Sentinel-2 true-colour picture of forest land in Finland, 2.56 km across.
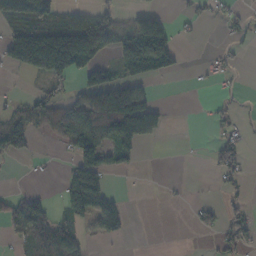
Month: November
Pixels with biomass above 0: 39%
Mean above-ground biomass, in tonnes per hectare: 48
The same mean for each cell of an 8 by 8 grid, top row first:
169 117 59 41 77 13 13 21
137 258 195 66 109 34 3 12
2 69 34 56 52 5 9 7
34 70 81 137 137 0 8 10
70 9 94 80 49 0 10 32
1 3 116 25 2 0 5 19
55 33 80 65 0 2 27 26
26 81 39 20 0 0 4 39
